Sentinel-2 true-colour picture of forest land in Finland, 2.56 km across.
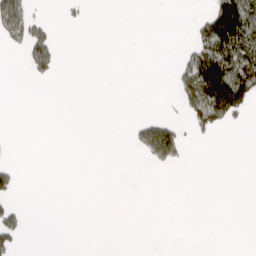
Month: April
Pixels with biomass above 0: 15%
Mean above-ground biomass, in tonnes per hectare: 23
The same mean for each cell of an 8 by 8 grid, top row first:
93 16 8 0 0 0 78 153
18 93 0 0 0 4 110 119
0 15 0 0 0 38 161 141
0 0 0 0 4 10 116 57
0 0 0 0 48 90 3 0
24 0 0 0 0 1 0 0
25 0 0 0 0 0 0 0
40 0 0 0 0 0 0 0
